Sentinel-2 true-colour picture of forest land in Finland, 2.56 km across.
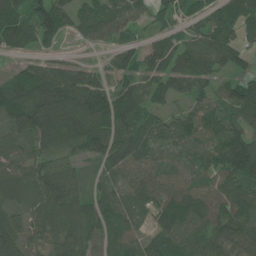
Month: June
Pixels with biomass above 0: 85%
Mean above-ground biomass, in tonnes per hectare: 83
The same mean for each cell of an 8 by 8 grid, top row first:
110 121 62 69 42 66 62 89
62 43 9 38 51 69 93 67
63 136 108 71 68 90 58 56
129 198 178 154 90 53 86 88
57 96 82 118 79 45 79 141
79 115 39 47 69 52 52 123
63 115 97 65 52 106 86 119
96 73 109 44 65 95 86 75
